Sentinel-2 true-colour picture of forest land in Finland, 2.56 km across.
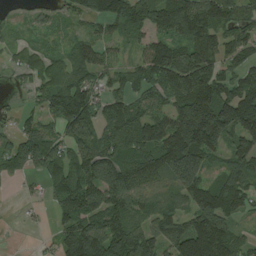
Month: August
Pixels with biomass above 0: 82%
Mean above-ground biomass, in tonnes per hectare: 107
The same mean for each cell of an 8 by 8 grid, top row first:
26 41 68 125 115 153 138 77
38 41 77 44 81 131 139 77
20 81 84 54 93 167 140 88
27 73 148 101 99 148 246 178
102 125 127 132 159 209 183 119
36 92 132 181 128 157 82 130
3 33 139 142 87 83 181 79
0 12 178 176 141 136 198 72
